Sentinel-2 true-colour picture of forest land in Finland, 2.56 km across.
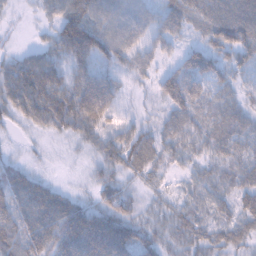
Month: February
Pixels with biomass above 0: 92%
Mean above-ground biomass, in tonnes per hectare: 48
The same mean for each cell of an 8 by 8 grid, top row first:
7 27 70 59 41 51 59 66
11 39 86 65 35 25 51 56
78 66 54 41 21 64 66 29
51 87 90 48 16 54 49 40
6 8 23 61 63 50 51 45
46 13 6 38 42 23 37 46
58 67 45 65 29 39 44 42
63 68 91 104 42 42 44 41
